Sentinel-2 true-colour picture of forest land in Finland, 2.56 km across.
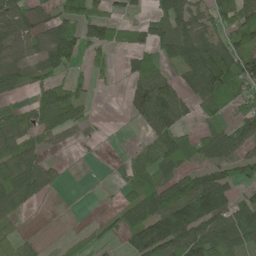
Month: May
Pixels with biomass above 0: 63%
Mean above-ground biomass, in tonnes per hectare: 60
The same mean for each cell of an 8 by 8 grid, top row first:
81 44 78 44 28 85 54 76
67 82 58 48 56 70 89 84
56 47 34 11 88 52 149 101
30 68 46 0 90 92 28 56
68 30 19 1 24 67 64 95
93 33 1 14 51 66 87 75
47 2 0 19 110 163 154 76
34 4 12 25 126 117 106 76
